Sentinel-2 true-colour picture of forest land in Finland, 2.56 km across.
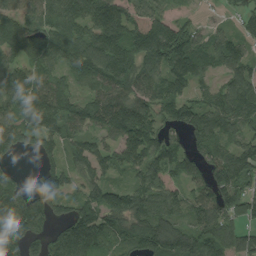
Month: August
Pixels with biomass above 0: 86%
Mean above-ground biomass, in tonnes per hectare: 109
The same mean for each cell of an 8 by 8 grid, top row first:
115 126 133 141 130 51 12 49
99 136 138 143 145 161 85 70
132 119 59 140 126 111 53 125
117 155 121 171 136 114 127 138
110 74 73 81 165 74 106 89
50 97 66 50 96 104 97 123
116 100 100 125 109 85 126 107
116 105 176 99 123 154 126 95
